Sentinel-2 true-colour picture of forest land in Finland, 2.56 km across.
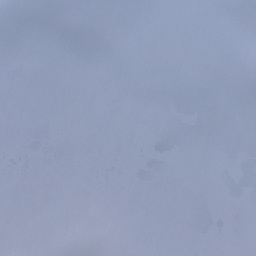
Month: December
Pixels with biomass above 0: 93%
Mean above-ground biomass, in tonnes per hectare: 127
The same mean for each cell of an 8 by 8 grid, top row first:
74 121 101 156 127 110 192 133
52 79 132 98 142 142 93 112
121 137 140 164 106 159 147 139
160 125 134 134 205 178 230 153
153 116 129 134 45 178 266 223
135 119 117 71 67 114 137 162
111 88 84 57 75 134 165 78
150 115 98 90 59 130 190 51
